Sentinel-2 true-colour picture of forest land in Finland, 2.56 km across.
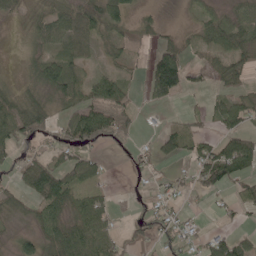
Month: May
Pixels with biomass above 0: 65%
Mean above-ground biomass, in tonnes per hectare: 39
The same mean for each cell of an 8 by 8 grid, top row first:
20 42 83 76 22 1 32 44
5 37 49 30 27 53 31 55
9 62 42 47 37 107 15 39
54 38 58 68 9 6 21 54
55 26 66 26 6 42 36 68
27 95 56 4 9 12 68 58
24 59 43 23 15 18 7 23
40 48 84 57 23 30 33 35
